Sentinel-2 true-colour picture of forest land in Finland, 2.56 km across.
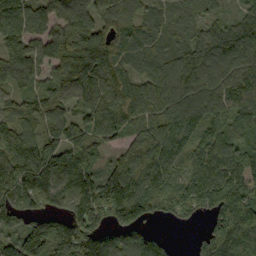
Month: September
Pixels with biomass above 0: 91%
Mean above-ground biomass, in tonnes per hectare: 125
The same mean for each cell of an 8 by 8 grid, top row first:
179 129 166 123 81 63 49 73
128 131 151 116 72 80 149 197
113 112 175 149 78 140 155 153
77 134 96 159 116 129 125 120
103 116 112 66 190 130 137 105
146 180 150 129 160 93 156 157
134 109 147 175 128 91 112 173
71 150 176 125 109 11 91 163
